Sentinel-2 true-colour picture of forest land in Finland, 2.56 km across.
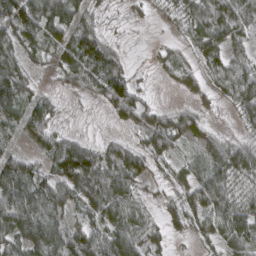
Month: March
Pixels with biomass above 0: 86%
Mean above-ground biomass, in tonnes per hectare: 50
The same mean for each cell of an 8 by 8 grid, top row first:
103 82 54 9 9 16 75 74
53 45 93 34 2 14 60 30
69 15 53 81 5 18 30 84
53 47 2 33 61 32 14 32
28 43 51 33 38 44 30 38
76 53 117 87 39 25 72 45
108 100 35 70 28 32 72 43
57 105 100 87 54 12 31 61
